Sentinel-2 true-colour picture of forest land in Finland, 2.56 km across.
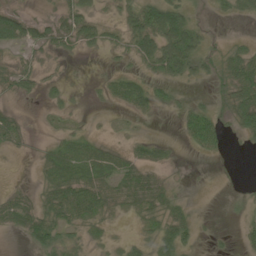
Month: June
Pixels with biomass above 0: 52%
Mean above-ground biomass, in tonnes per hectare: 24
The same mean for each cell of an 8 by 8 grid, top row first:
39 11 43 12 68 77 6 18
29 23 26 22 61 111 19 21
26 13 1 18 25 39 19 55
10 10 4 5 13 15 27 58
14 11 28 13 22 8 36 7
0 27 42 37 28 4 1 0
36 32 50 19 31 24 0 5
2 45 21 13 20 54 5 10
